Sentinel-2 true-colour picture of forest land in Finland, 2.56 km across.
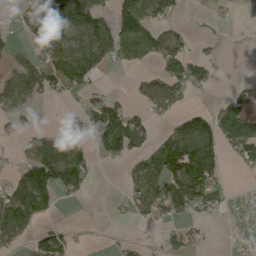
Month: May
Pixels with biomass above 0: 49%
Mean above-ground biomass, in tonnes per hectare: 54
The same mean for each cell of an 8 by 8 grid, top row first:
24 95 107 80 102 25 15 2
17 79 90 90 82 67 11 0
70 104 93 1 29 84 46 10
48 0 35 78 30 40 38 88
15 45 50 103 40 124 101 111
45 123 89 0 80 124 115 5
109 50 2 8 50 86 65 11
41 74 8 6 10 31 14 11
